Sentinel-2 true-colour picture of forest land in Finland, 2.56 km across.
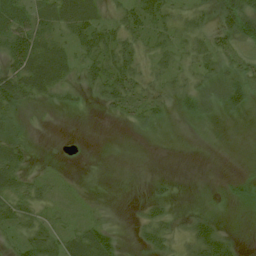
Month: July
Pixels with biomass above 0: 54%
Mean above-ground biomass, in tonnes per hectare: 17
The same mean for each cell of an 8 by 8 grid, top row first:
30 23 29 13 39 18 18 42
55 22 26 40 17 19 25 19
42 25 16 47 17 17 20 26
18 6 6 15 26 11 11 15
17 0 0 1 2 0 0 0
22 8 1 0 2 3 0 5
36 13 5 0 14 5 6 8
20 35 22 19 21 17 46 9
